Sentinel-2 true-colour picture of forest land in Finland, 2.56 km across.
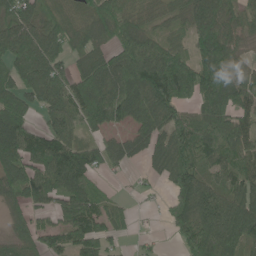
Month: June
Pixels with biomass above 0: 81%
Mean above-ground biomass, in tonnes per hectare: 101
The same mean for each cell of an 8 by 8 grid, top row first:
113 73 60 128 63 47 117 66
179 146 71 82 120 91 146 64
118 174 97 117 149 219 158 96
111 86 112 122 110 111 110 87
168 120 68 62 87 135 140 106
127 121 128 19 21 111 69 94
57 58 117 54 7 86 169 154
61 74 120 57 10 32 156 134
